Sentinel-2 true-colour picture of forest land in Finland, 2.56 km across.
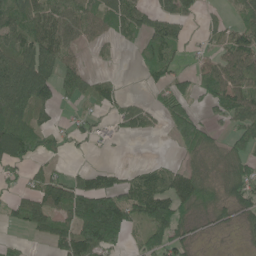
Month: June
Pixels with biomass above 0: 63%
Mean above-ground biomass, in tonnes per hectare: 62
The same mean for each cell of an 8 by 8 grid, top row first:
114 81 70 82 62 61 6 40
78 116 32 16 58 52 16 75
180 129 87 20 18 50 67 73
113 29 17 26 37 84 30 87
132 51 17 20 0 37 56 54
26 52 34 41 62 71 49 80
38 91 131 207 106 86 48 55
10 35 116 123 56 64 8 12
